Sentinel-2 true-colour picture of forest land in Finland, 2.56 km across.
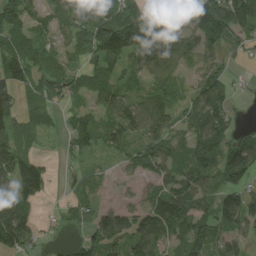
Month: August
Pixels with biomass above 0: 77%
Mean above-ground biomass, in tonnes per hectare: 83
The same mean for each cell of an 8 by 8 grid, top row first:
77 71 154 110 87 152 180 148
71 54 73 134 146 106 89 38
113 85 60 66 61 54 107 17
79 37 43 81 114 69 135 11
74 8 61 71 103 85 113 88
135 69 24 18 49 79 72 107
135 8 55 62 66 132 82 153
136 22 51 93 108 87 88 62
